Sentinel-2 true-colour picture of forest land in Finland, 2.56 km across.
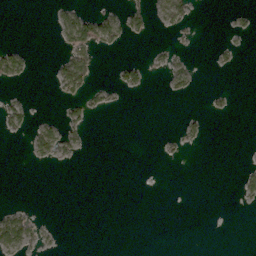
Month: March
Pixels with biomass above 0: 13%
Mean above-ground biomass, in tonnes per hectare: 9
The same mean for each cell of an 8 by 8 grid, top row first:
0 3 41 26 22 38 0 8
19 0 40 16 1 7 1 7
20 4 52 11 15 24 0 0
27 1 25 8 0 1 10 0
0 37 14 0 0 8 4 0
0 0 0 0 0 0 0 10
10 0 0 0 0 0 0 4
42 5 0 0 0 0 0 0
